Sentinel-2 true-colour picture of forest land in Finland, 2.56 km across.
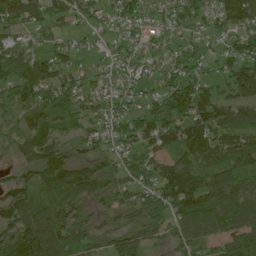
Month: June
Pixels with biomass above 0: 85%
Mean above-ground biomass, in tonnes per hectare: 83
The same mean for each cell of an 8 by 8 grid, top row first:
90 77 49 40 52 61 59 115
77 51 33 34 43 41 34 80
96 101 49 38 44 74 64 116
60 102 65 50 62 115 132 112
49 111 50 51 71 92 149 127
44 108 114 80 71 143 91 98
108 94 88 73 107 112 133 145
126 152 87 79 87 56 56 141
